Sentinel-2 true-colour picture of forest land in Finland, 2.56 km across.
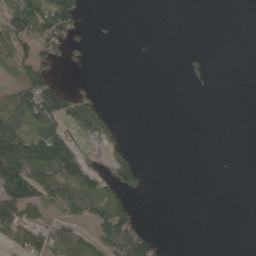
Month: May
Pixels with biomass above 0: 34%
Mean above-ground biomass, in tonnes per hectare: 34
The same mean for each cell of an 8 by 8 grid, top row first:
98 118 59 3 0 0 0 0
65 66 18 0 1 0 2 0
56 79 3 0 0 0 12 0
85 81 87 15 0 0 0 0
132 158 34 34 0 0 0 0
130 92 94 73 24 0 0 0
94 45 57 74 1 0 0 0
45 53 43 76 73 0 0 0
